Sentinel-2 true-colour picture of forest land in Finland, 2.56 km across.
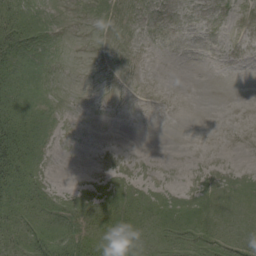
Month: August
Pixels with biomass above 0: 37%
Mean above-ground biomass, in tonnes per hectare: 7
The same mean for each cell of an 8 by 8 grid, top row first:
24 3 0 0 0 0 0 0
19 2 0 0 0 0 0 0
10 0 0 0 0 0 0 0
24 3 0 0 0 0 0 0
36 3 0 0 0 0 0 0
32 5 0 2 2 0 1 1
25 20 14 14 14 16 10 4
21 33 20 12 9 15 17 9
